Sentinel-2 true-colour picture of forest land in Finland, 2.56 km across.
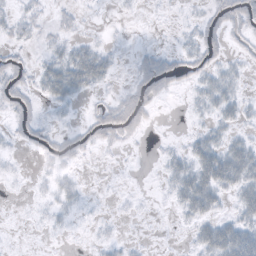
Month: October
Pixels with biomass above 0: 44%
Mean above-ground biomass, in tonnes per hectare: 13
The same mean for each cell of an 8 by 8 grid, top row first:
11 4 5 1 1 2 12 23
9 10 20 6 5 7 16 5
20 34 43 11 26 17 19 10
16 3 3 25 23 0 14 18
5 14 15 13 2 3 29 23
2 6 5 1 0 25 47 43
0 7 7 1 1 12 28 25
0 1 1 6 1 1 36 46
